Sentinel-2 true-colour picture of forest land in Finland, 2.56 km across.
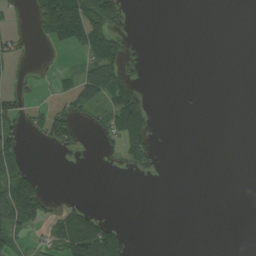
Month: August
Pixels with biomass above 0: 24%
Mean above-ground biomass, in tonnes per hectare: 24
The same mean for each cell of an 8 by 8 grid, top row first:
7 112 127 100 0 0 0 0
24 13 54 64 4 0 0 0
11 6 50 66 9 0 0 0
37 39 34 52 57 1 0 0
57 29 15 28 73 0 0 0
69 4 0 4 8 0 0 0
119 35 24 0 0 0 0 0
37 25 91 63 0 0 0 0
